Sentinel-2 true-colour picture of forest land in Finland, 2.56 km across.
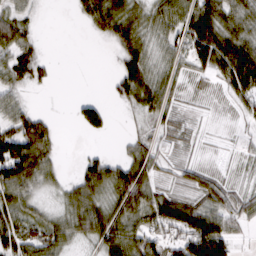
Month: March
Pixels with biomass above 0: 73%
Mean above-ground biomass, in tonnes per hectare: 48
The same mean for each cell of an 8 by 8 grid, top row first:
49 1 26 87 49 58 91 57
73 3 0 23 56 43 104 86
51 17 0 21 80 31 25 110
58 10 38 16 34 24 9 26
113 63 1 2 39 18 9 13
100 45 43 73 56 25 40 13
62 24 71 66 84 93 62 44
76 68 38 94 78 51 136 18
